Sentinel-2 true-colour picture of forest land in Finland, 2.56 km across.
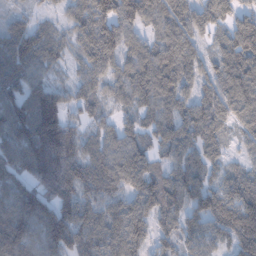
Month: January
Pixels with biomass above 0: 89%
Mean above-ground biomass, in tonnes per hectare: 90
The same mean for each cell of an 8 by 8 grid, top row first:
34 22 75 127 93 75 76 87
103 71 68 116 70 99 35 126
95 40 60 75 103 81 56 114
99 159 65 41 66 79 64 93
99 190 95 80 73 93 69 42
93 170 132 118 96 84 70 73
102 108 126 84 83 71 108 166
137 105 95 105 66 59 69 161
